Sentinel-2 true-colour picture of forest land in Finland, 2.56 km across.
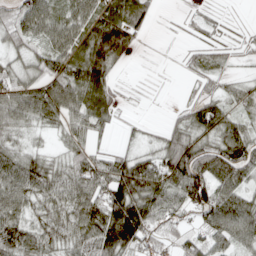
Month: April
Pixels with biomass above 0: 81%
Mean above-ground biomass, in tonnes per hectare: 58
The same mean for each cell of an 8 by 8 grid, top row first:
56 64 61 73 48 7 26 5
42 58 74 103 8 4 36 21
65 58 79 45 3 3 35 23
73 71 55 46 3 18 82 34
43 13 46 14 24 85 69 94
82 74 66 86 106 106 97 65
70 59 83 103 115 56 89 89
92 63 76 121 74 38 56 59
